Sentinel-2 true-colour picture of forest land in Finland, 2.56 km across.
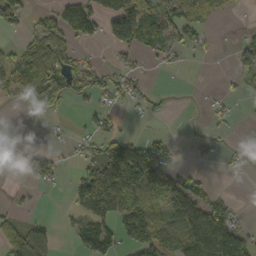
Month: October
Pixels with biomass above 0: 45%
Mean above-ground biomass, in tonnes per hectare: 48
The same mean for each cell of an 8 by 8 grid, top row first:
43 41 60 80 117 71 37 2
29 94 19 36 56 40 17 45
97 104 50 39 19 0 0 24
8 44 9 23 11 1 15 6
4 10 19 73 87 12 14 4
5 56 49 165 139 45 12 5
16 1 69 105 92 78 87 14
104 40 44 56 100 82 175 90
